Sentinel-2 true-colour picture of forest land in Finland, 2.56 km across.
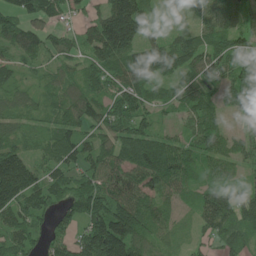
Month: June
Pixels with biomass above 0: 87%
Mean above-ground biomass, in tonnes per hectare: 89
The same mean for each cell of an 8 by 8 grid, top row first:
102 91 44 173 97 34 93 103
104 79 72 166 93 92 97 78
50 48 72 84 108 85 96 103
61 56 118 98 76 60 86 74
71 59 97 103 101 59 87 56
232 84 84 108 100 87 45 43
129 91 113 123 84 43 104 103
92 75 102 201 99 29 45 72
